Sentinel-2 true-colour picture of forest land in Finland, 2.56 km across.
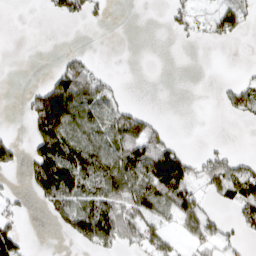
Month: March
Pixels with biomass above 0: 40%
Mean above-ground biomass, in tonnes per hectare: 43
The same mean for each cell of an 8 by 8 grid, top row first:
0 10 37 4 0 21 20 52
0 0 4 0 0 2 5 0
0 31 103 14 0 0 0 15
2 211 89 55 29 0 0 35
36 121 72 78 88 24 4 0
6 135 119 105 106 122 66 82
23 41 74 82 81 85 24 67
74 0 50 70 60 24 49 19
